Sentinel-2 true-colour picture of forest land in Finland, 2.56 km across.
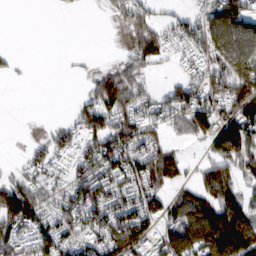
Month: February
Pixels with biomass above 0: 65%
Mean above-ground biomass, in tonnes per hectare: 74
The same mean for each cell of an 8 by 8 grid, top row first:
0 0 4 26 81 37 103 124
4 0 5 1 113 57 136 111
14 0 12 79 56 27 103 117
0 2 58 89 73 99 120 120
0 70 77 108 101 31 54 136
47 63 77 112 126 60 74 58
153 83 119 105 100 63 130 101
88 94 92 116 98 115 153 162
